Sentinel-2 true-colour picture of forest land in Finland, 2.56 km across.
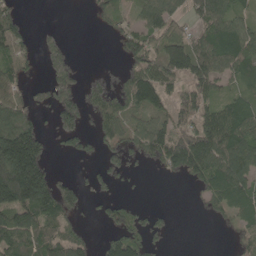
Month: May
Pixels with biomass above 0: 61%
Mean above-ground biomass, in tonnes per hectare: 79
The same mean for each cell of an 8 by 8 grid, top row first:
58 0 0 45 76 74 109 54
93 77 1 11 101 151 114 108
74 95 65 25 69 75 118 60
151 45 124 39 34 63 95 100
312 64 62 63 70 126 163 115
277 119 15 57 8 44 103 88
153 136 63 60 25 6 34 88
109 95 55 71 67 3 0 77
